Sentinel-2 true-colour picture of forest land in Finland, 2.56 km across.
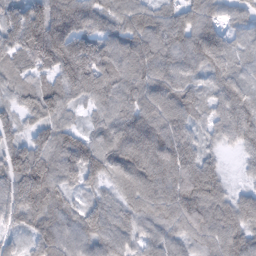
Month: February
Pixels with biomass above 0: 96%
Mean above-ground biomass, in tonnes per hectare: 92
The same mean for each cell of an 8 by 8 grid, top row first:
90 159 132 92 93 70 78 47
99 192 126 93 118 109 113 36
59 60 154 113 107 91 55 64
59 90 35 85 113 104 63 93
66 98 103 99 166 127 37 55
110 124 106 70 114 138 104 15
91 103 68 71 88 117 116 81
26 92 85 87 63 65 88 95
